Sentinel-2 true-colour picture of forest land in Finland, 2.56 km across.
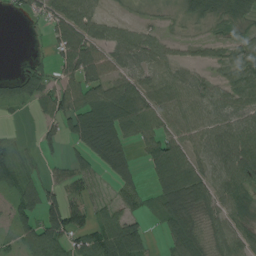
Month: August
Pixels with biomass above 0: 73%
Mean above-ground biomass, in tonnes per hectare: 55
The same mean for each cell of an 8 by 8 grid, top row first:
13 52 75 20 16 20 55 53
0 19 90 69 62 28 29 53
29 47 80 66 58 57 34 69
12 48 92 106 88 70 56 71
30 37 68 108 41 66 67 90
69 35 52 46 19 76 64 84
52 98 66 42 22 68 54 44
34 94 60 106 68 44 42 62
